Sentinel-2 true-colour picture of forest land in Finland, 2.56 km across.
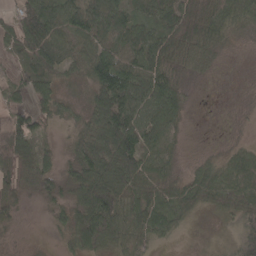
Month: April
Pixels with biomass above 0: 84%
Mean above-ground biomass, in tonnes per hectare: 59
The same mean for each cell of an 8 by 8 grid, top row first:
50 87 85 98 57 74 77 66
46 122 64 60 82 76 59 11
36 67 35 114 85 51 13 5
65 41 26 122 71 61 2 6
116 17 61 120 69 33 5 22
92 72 76 122 80 33 55 70
42 20 74 112 79 64 39 80
7 3 79 79 54 16 9 84
